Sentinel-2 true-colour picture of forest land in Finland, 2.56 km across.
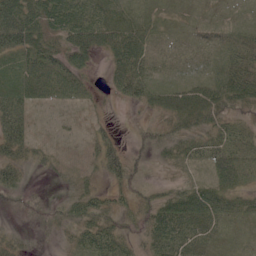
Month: June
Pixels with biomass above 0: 75%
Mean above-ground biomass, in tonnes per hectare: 26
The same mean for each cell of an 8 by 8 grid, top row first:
61 48 40 24 10 6 3 3
58 40 58 58 38 8 15 29
31 52 32 30 38 15 28 45
43 7 6 3 11 54 45 17
41 9 4 22 15 26 33 19
34 7 10 23 8 8 21 43
13 10 30 19 23 68 62 21
17 3 23 34 16 38 13 4
